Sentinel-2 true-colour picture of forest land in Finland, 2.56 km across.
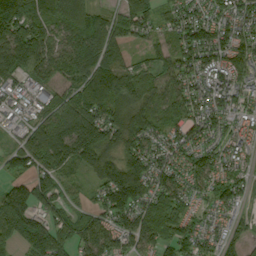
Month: September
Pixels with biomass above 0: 91%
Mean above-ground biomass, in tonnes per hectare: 105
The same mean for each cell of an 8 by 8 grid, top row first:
217 170 145 72 106 73 72 87
182 115 102 69 34 80 129 109
73 72 94 132 82 85 79 90
48 67 131 125 99 77 100 62
49 171 194 121 115 88 71 59
83 116 46 138 157 91 98 65
206 126 56 140 141 134 48 51
122 228 122 119 117 127 73 57
